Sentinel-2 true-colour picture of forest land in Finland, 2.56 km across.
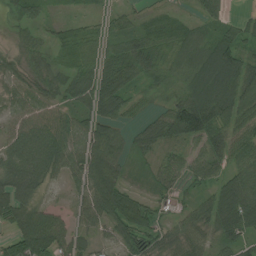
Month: July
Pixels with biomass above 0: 87%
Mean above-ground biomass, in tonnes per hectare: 61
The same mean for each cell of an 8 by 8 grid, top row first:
38 22 16 30 26 23 38 19
26 44 48 49 84 53 57 65
48 56 67 98 50 28 93 78
53 63 62 73 27 95 126 79
72 104 90 87 57 52 72 64
94 61 74 84 16 48 54 82
78 42 45 96 53 23 66 136
78 106 46 39 58 50 45 66
